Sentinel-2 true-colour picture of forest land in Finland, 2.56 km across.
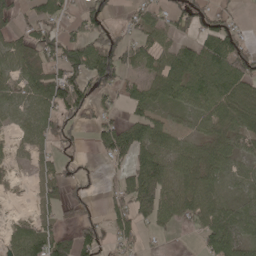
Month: May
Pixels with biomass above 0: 67%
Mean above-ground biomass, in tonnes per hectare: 56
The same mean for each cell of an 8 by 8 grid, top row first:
36 69 44 39 51 69 65 17
56 72 71 100 43 54 79 70
55 95 98 94 47 73 88 93
46 69 73 30 45 23 59 83
24 48 20 90 69 42 53 33
8 57 32 21 106 75 74 43
3 40 43 52 65 66 63 53
51 90 66 43 23 4 57 55
